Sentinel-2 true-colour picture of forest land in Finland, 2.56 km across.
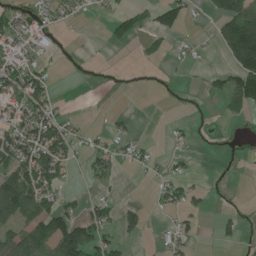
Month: July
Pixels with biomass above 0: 35%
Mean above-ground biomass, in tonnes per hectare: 35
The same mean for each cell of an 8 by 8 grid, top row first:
48 27 13 25 34 68 22 129
39 12 0 7 10 7 6 153
65 39 1 0 0 1 17 104
51 49 3 5 0 0 2 24
88 99 24 27 15 9 4 7
113 74 6 30 6 27 5 3
128 63 26 33 28 31 17 8
73 96 120 39 13 35 0 17
